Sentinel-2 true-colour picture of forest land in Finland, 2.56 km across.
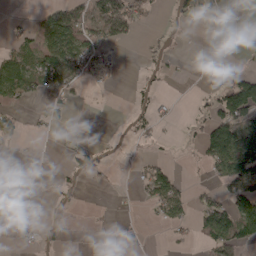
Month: April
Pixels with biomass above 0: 33%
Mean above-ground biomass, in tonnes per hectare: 32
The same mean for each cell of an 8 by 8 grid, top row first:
7 48 60 149 42 18 62 51
37 80 83 35 9 4 1 6
70 59 41 6 9 3 6 59
33 30 1 1 18 5 33 98
14 1 26 5 10 5 85 111
8 2 21 7 37 26 17 99
5 9 3 4 8 52 66 101
11 15 6 7 6 9 48 71
